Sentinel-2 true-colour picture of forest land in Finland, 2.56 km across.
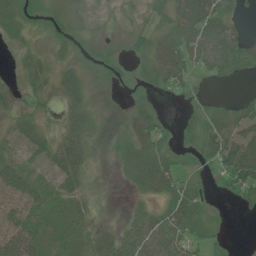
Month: July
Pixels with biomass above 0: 59%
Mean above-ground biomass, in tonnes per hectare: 24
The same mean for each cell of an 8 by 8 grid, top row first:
24 19 18 6 9 39 65 11
7 7 14 10 20 55 68 38
3 16 28 10 9 46 15 4
9 4 27 1 16 2 16 21
23 26 39 8 25 11 34 60
43 22 30 2 47 31 7 61
30 30 20 1 13 43 9 6
55 35 28 28 49 36 13 0
